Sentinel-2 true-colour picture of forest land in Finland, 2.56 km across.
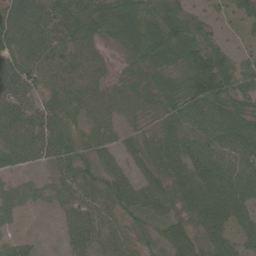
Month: June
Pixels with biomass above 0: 93%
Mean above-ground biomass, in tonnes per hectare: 60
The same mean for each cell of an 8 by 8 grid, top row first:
75 77 94 75 74 81 32 40
69 90 59 29 92 86 78 24
78 55 68 32 60 73 139 76
80 51 49 47 50 78 78 75
82 61 54 39 48 72 66 66
25 24 61 63 41 63 94 73
31 16 59 41 54 46 86 64
28 5 65 35 43 88 63 45
